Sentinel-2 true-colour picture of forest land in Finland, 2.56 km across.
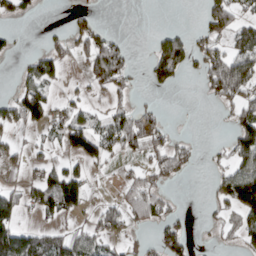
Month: March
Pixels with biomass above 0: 41%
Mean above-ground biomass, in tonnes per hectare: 48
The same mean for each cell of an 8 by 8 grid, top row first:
34 0 19 0 0 0 85 57
13 31 43 81 0 137 56 81
20 64 13 83 17 55 74 173
77 70 29 41 40 0 0 56
20 25 90 61 70 40 4 85
9 59 52 8 40 36 12 101
68 69 61 42 82 16 10 81
142 67 67 40 13 83 4 42
